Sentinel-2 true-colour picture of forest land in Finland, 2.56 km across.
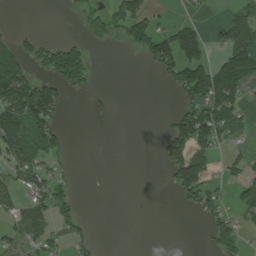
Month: July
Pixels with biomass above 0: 35%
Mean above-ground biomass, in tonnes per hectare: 46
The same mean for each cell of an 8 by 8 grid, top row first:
0 0 28 85 80 13 4 46
63 69 60 17 78 128 50 93
118 62 93 0 0 80 135 122
116 111 0 16 0 42 111 44
100 73 0 0 0 107 85 19
41 56 2 0 0 85 63 30
40 66 24 0 0 9 58 43
41 45 23 0 0 0 25 44
